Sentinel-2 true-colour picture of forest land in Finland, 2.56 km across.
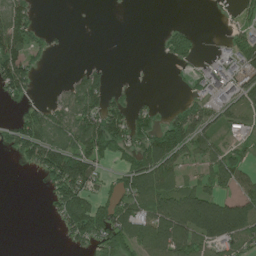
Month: July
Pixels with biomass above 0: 53%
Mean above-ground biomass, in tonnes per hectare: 57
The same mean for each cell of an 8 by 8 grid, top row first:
95 0 0 0 0 0 3 21
115 17 0 0 0 56 4 64
98 0 49 16 0 3 41 57
22 57 94 89 35 36 63 50
72 114 107 92 81 110 64 22
1 78 134 29 110 56 55 71
0 17 119 85 91 164 173 112
0 0 58 84 106 150 104 97
